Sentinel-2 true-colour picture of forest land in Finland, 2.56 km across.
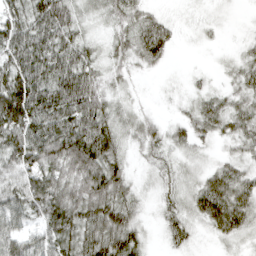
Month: April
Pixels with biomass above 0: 87%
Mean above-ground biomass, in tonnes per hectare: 52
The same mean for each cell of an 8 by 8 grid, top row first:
58 85 30 40 34 9 11 4
82 75 48 34 58 14 6 15
96 73 85 26 6 4 9 38
125 96 87 43 17 12 49 46
88 103 101 64 42 30 25 38
72 86 95 87 12 29 44 46
72 96 82 89 21 40 87 79
69 65 80 91 30 36 12 27
